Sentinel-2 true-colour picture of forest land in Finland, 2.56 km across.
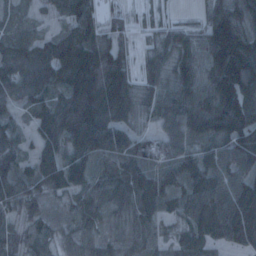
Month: January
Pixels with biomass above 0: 92%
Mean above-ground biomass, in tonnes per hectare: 85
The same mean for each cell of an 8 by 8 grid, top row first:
27 22 88 34 20 16 65 107
86 78 144 92 28 88 100 163
89 106 150 136 57 87 87 172
42 99 163 120 56 107 124 137
76 87 121 105 79 82 82 135
103 84 80 78 75 72 111 103
76 51 64 62 68 51 136 138
46 44 50 40 52 43 77 88
